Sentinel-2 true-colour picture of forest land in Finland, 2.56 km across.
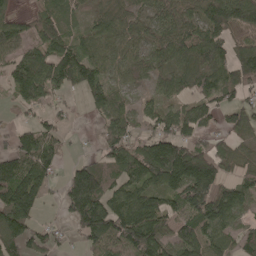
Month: May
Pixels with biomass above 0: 79%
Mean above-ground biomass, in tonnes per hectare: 95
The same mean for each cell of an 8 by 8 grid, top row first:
47 72 33 80 66 100 130 150
81 102 88 73 61 123 129 75
103 140 111 63 41 89 112 111
23 45 10 86 49 62 71 80
61 80 6 91 73 131 69 72
159 88 149 91 124 175 170 73
172 12 181 131 162 95 165 90
127 62 51 122 196 112 125 66
